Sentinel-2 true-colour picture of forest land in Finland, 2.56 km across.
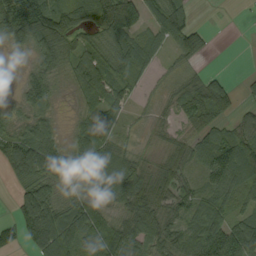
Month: September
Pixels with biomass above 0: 80%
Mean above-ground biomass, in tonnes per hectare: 67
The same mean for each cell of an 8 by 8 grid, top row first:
139 143 89 168 73 91 0 1
32 107 71 89 82 56 24 0
10 72 60 77 28 22 52 12
32 42 24 61 10 53 122 39
84 85 57 60 8 42 82 104
44 87 95 111 69 67 72 84
39 91 70 43 94 64 81 47
41 109 91 85 86 71 118 132
